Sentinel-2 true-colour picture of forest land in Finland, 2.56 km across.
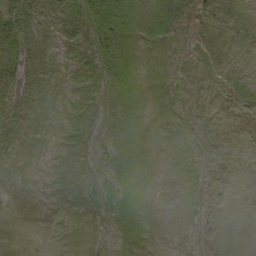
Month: September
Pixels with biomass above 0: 45%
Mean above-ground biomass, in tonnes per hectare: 7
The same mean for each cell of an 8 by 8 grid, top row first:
36 17 23 29 15 18 5 5
26 13 12 26 5 4 6 1
22 13 11 21 6 3 2 6
16 6 11 12 4 1 1 1
10 2 10 9 3 0 1 0
3 2 7 10 1 0 1 0
0 0 3 12 3 0 0 0
1 0 1 2 1 0 0 0
